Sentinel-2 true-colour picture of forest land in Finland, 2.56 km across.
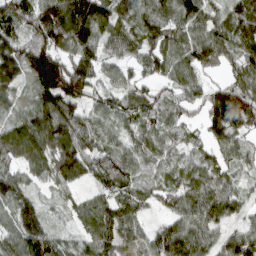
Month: March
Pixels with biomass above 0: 92%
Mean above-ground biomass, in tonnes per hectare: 81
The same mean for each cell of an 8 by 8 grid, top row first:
105 135 135 87 74 80 73 114
95 102 103 63 79 88 95 90
90 159 134 43 50 73 37 63
54 125 65 62 71 59 82 167
97 106 97 57 68 58 62 51
68 65 75 96 62 69 76 42
79 26 53 75 39 69 111 64
84 95 44 73 58 129 71 99
